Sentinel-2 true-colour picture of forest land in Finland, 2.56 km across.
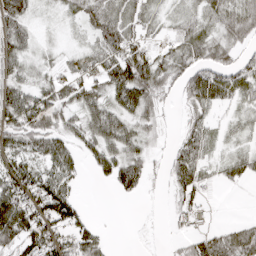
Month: April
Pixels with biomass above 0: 75%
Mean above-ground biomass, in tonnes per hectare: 47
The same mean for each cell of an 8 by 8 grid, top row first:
62 8 41 59 43 27 38 52
48 15 22 65 45 41 49 37
46 36 51 72 92 54 101 65
91 64 54 70 54 16 44 27
60 72 45 66 32 34 44 20
83 65 24 50 42 60 27 36
98 100 40 0 1 36 15 0
66 72 81 9 1 20 65 85
